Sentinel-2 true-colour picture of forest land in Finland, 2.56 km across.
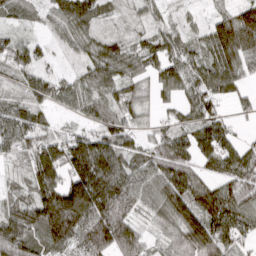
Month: March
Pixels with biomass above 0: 89%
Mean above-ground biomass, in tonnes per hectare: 80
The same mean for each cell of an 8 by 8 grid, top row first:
34 38 123 38 37 17 26 109
65 23 47 80 62 58 75 135
40 56 45 77 46 82 82 58
72 41 45 69 41 44 82 24
69 91 98 110 43 89 103 48
31 119 138 154 67 126 55 97
82 169 170 156 52 115 136 108
145 90 91 157 70 73 140 55
